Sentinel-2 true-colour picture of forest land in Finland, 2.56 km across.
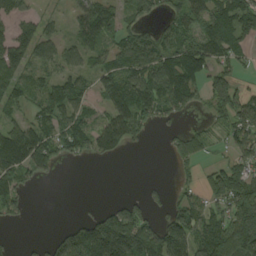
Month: August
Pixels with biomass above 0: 66%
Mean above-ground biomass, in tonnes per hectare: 83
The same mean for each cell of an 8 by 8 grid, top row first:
74 30 72 75 56 79 117 123
117 66 93 68 129 124 122 65
96 63 71 98 145 186 81 36
40 96 90 89 99 72 40 118
151 123 98 89 22 41 46 73
104 29 0 0 1 16 61 106
54 0 2 38 52 69 80 140
4 30 171 238 166 145 143 165
